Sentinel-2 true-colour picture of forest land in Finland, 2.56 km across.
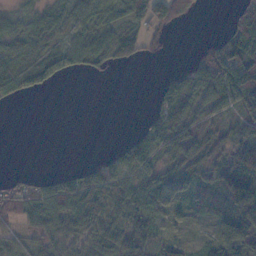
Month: November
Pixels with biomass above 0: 66%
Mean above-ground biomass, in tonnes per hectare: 43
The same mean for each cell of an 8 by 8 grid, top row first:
22 31 51 52 62 73 1 73
32 34 61 68 29 0 46 104
51 50 5 3 0 44 112 121
0 0 0 0 10 71 39 39
0 0 0 10 76 55 36 56
20 27 51 66 53 55 42 78
68 70 85 74 55 25 18 77
34 55 59 65 57 21 17 69
